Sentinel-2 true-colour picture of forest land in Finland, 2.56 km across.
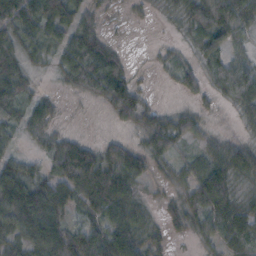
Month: October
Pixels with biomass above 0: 86%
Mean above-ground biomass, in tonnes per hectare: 50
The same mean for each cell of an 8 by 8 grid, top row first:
103 82 54 9 9 16 75 74
53 45 93 34 2 14 60 30
69 15 53 81 5 18 30 84
53 47 2 33 61 32 14 32
28 43 51 33 38 44 30 38
76 53 117 87 39 25 72 45
108 100 35 70 28 32 72 43
57 105 100 87 54 12 31 61
